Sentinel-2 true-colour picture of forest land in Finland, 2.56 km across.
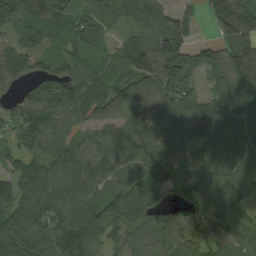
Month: September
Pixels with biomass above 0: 91%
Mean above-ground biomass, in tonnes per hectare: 95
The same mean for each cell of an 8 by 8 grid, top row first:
114 117 68 66 99 72 66 171
66 53 59 46 78 137 56 128
55 91 99 79 95 133 49 130
62 104 99 81 109 111 99 120
71 100 73 62 94 88 106 103
83 123 122 84 89 67 153 127
105 111 127 116 122 69 97 130
90 112 156 59 75 98 81 104
